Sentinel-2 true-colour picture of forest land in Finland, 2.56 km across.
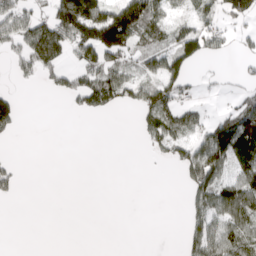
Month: April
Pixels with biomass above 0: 42%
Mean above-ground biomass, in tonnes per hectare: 52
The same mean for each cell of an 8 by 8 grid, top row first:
95 85 227 164 141 30 48 94
57 167 109 156 53 86 74 21
18 38 68 100 59 100 12 22
57 0 34 27 74 104 23 77
2 0 0 0 21 78 120 99
30 0 0 0 1 8 123 65
0 0 0 0 0 0 85 89
0 0 0 0 0 2 102 82
